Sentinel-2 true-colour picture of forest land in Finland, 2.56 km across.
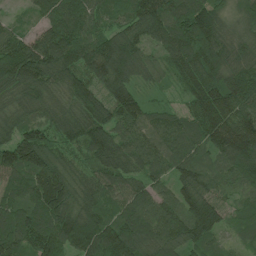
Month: July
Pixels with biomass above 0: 98%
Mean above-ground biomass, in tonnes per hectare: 110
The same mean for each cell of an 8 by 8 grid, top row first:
19 97 118 57 142 138 117 63
132 151 138 139 75 136 171 81
135 116 111 141 51 58 138 129
77 84 110 102 86 52 161 119
130 96 94 131 113 115 113 188
101 149 73 103 78 86 76 106
109 157 124 78 119 106 160 42
128 125 178 152 132 110 103 43
